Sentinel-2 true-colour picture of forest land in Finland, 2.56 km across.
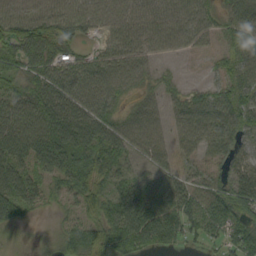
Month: September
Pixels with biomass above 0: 87%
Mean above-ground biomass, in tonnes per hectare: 51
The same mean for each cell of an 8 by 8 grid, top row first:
56 54 49 43 53 50 36 47
66 72 26 34 47 27 18 49
45 59 57 53 32 16 20 51
49 75 78 43 43 28 47 65
72 87 81 71 49 30 39 53
71 54 74 59 26 35 35 49
70 18 40 68 101 66 57 59
10 12 63 75 85 55 34 70
